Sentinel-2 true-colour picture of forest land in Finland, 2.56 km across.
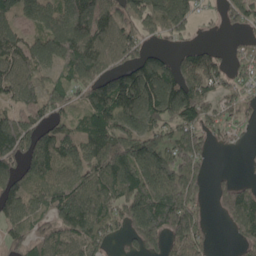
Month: May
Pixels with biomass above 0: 78%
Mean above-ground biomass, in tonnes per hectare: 114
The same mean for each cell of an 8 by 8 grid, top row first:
89 92 148 119 149 160 16 88
122 105 184 125 73 38 52 28
137 79 124 131 190 152 132 63
92 103 60 168 160 140 95 74
164 150 118 164 166 155 74 18
110 120 103 161 178 196 54 17
94 112 165 142 193 237 36 149
71 106 121 58 138 105 54 60
